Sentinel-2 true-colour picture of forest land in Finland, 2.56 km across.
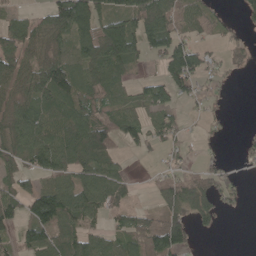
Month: May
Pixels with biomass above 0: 66%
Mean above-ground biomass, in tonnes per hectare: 65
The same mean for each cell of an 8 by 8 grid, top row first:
33 57 139 99 110 86 51 25
96 53 96 146 83 107 32 24
82 100 74 70 33 117 33 4
71 75 82 67 62 37 30 0
74 89 118 67 47 38 13 16
58 76 78 78 4 53 59 21
72 157 101 69 22 78 55 17
54 94 88 55 104 117 2 0
